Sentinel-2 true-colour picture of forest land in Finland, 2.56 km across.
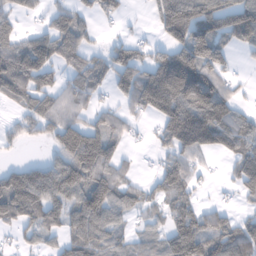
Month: January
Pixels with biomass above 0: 67%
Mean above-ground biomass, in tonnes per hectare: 84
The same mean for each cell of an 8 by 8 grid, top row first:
50 39 57 37 10 168 136 132
86 122 85 52 37 100 161 45
116 66 79 67 106 183 137 20
32 99 68 53 60 144 167 61
29 36 177 84 6 109 104 106
83 124 120 102 17 114 17 77
130 110 114 99 56 88 48 24
20 43 105 72 47 122 124 116
